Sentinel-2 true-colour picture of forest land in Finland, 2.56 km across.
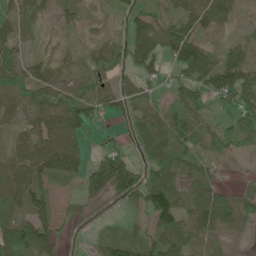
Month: June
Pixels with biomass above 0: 82%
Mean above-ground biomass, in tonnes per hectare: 50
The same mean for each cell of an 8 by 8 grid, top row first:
29 20 25 20 50 45 68 22
38 13 21 43 93 77 44 48
62 58 32 34 46 38 77 106
41 68 91 43 47 47 39 75
41 83 45 30 55 65 53 54
72 60 61 151 50 47 25 7
52 46 18 11 63 63 74 53
88 70 6 40 48 62 21 8
